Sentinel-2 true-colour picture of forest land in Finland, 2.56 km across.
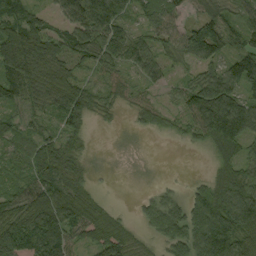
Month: September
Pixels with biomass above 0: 83%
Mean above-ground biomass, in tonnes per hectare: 69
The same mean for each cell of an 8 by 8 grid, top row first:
81 32 114 112 57 61 67 55
68 54 85 96 82 62 137 54
103 74 43 35 46 29 81 123
43 49 95 23 42 39 151 134
52 66 45 2 2 9 57 90
45 69 57 3 2 2 32 89
60 119 94 27 42 73 152 157
99 124 40 102 26 98 188 96
